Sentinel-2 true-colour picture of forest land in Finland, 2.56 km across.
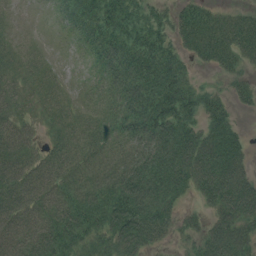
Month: July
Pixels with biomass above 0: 86%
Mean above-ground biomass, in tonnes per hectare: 57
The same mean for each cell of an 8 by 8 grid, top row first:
8 6 59 62 51 46 46 37
19 6 16 68 78 46 62 63
27 21 7 46 96 83 9 31
32 23 19 35 96 94 58 18
53 23 32 35 85 110 98 56
55 47 43 67 105 101 99 84
55 60 85 94 103 45 41 95
71 95 74 74 83 31 72 90
